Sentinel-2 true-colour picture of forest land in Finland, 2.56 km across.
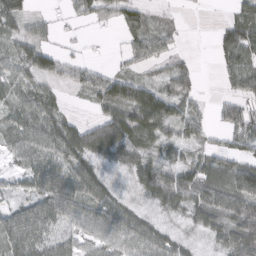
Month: March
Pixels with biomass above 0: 77%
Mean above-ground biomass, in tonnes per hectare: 49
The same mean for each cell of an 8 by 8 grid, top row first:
51 13 25 42 41 14 2 42
40 44 8 4 58 17 2 95
53 43 50 66 36 67 0 69
51 49 6 58 118 55 19 57
46 58 83 108 54 48 28 41
26 77 72 26 77 69 70 78
35 60 55 58 26 43 76 77
73 53 37 51 69 37 28 80
